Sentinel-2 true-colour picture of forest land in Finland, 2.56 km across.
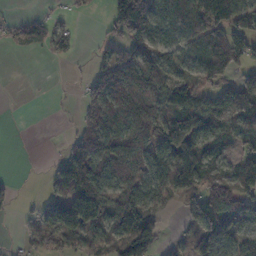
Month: November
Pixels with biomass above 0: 65%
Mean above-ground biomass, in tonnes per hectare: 69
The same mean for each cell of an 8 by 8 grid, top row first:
8 19 7 83 176 78 138 83
17 35 10 52 67 60 70 95
0 1 14 110 85 60 56 73
0 1 25 80 74 112 111 82
0 1 87 86 83 146 85 52
6 25 131 79 68 142 75 95
15 76 138 99 139 27 187 108
11 45 73 79 136 19 133 65
